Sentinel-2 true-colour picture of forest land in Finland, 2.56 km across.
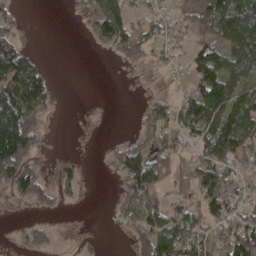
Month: April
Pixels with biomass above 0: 59%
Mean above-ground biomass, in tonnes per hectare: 62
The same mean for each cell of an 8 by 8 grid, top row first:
29 0 36 124 60 38 104 146
93 0 0 53 81 35 80 131
148 63 0 0 12 19 142 74
154 38 1 1 35 76 123 107
184 12 1 14 74 64 107 107
113 24 32 22 159 82 96 65
6 23 6 17 90 58 88 53
15 31 16 1 64 130 82 127
